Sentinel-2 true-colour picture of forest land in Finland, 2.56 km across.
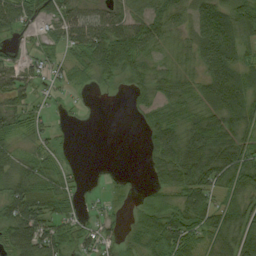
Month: August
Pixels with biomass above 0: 77%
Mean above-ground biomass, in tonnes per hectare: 44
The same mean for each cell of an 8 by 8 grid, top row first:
73 41 69 54 59 37 56 64
10 25 59 88 59 19 66 47
53 22 18 30 38 39 50 58
54 20 3 0 30 36 50 62
29 30 0 0 21 74 86 60
50 60 14 8 9 68 70 64
75 62 20 13 35 45 54 51
77 83 41 24 29 78 43 60
